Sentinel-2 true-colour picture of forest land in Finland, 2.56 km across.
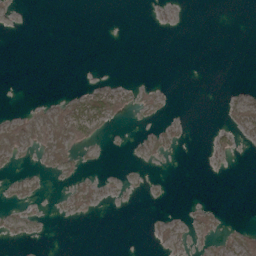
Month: May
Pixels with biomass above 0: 19%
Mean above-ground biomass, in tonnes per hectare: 6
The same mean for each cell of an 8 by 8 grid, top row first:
2 0 0 0 0 2 0 0
0 0 0 0 0 0 0 0
0 0 0 2 2 0 0 0
6 26 22 26 11 1 0 17
39 40 31 1 6 8 5 6
6 8 9 2 2 0 0 0
6 1 13 1 1 1 10 0
4 0 0 0 1 10 11 28
